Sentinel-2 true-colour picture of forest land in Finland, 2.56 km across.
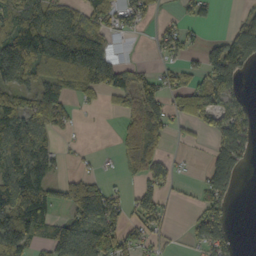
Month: October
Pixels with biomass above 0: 60%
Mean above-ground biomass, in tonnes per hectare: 71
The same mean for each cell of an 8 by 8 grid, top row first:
109 90 69 59 36 24 40 39
124 159 160 44 3 62 81 142
77 74 88 116 73 43 80 47
99 96 12 27 137 60 70 56
98 51 7 9 147 10 26 82
108 61 58 7 72 24 74 45
128 88 150 107 72 8 81 1
132 86 142 100 48 8 120 12
